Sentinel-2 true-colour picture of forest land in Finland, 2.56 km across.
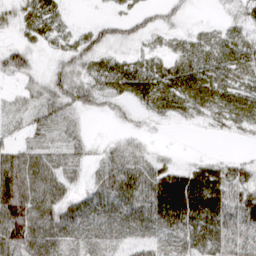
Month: March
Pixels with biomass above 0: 80%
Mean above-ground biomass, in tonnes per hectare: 32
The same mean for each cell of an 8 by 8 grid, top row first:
24 33 1 15 21 18 2 17
30 13 40 27 13 14 19 26
25 37 38 34 39 37 27 19
18 47 35 19 15 24 23 30
24 22 32 19 17 1 1 4
70 50 18 49 46 47 58 39
85 51 37 36 43 70 67 66
79 60 23 16 23 22 38 35
